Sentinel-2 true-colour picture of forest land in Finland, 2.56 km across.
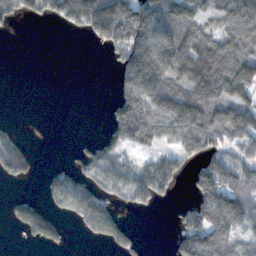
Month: November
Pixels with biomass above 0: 55%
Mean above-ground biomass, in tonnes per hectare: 81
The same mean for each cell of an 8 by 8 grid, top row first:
64 62 165 212 99 63 62 115
0 0 0 81 164 92 121 90
0 0 0 30 213 139 181 182
0 0 0 72 188 193 151 137
63 4 15 71 87 75 87 77
75 33 66 94 120 93 132 94
53 64 113 65 34 19 138 116
3 69 7 62 9 61 188 87
